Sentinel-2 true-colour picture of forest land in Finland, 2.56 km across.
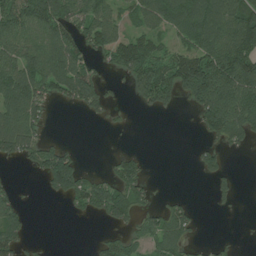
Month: July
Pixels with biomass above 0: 53%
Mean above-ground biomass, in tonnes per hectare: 69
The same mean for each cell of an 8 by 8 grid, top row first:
135 122 87 59 74 80 113 132
105 109 81 89 90 59 110 146
124 119 125 22 141 131 201 170
117 39 26 27 21 18 137 138
125 48 6 1 0 0 47 45
4 108 82 52 49 0 39 12
76 0 43 145 49 58 5 7
87 3 0 47 59 80 10 7
